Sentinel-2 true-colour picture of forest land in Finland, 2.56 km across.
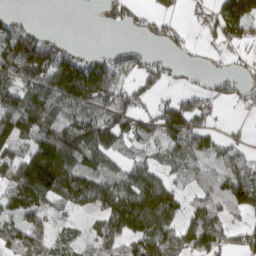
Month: March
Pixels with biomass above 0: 68%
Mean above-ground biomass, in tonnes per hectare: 86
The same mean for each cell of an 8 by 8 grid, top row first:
30 0 0 36 41 35 42 132
165 110 23 21 35 33 12 34
99 134 193 154 92 20 20 29
163 160 110 170 61 131 58 9
135 183 148 102 39 108 54 34
142 248 146 95 113 54 38 96
87 73 50 120 192 58 82 63
91 78 39 91 117 76 135 57
